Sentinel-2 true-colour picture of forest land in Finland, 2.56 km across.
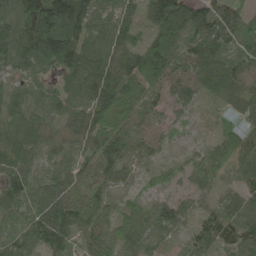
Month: May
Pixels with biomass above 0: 94%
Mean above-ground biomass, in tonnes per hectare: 76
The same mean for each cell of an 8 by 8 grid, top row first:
93 235 154 73 63 149 91 66
94 163 114 87 97 86 81 57
42 34 100 115 107 79 84 66
53 55 73 111 61 47 9 50
83 49 63 110 61 18 33 72
85 53 68 61 25 31 66 51
81 124 91 52 58 73 37 57
92 143 48 69 72 26 54 78
